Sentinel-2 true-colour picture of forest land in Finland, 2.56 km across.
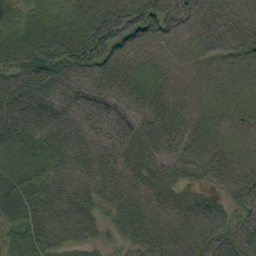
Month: September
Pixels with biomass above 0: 94%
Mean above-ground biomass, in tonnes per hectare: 45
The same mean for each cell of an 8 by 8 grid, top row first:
70 50 45 53 68 55 27 28
82 86 79 62 29 17 28 46
63 72 46 41 36 13 20 25
70 50 34 30 33 29 20 29
76 70 45 35 45 38 26 23
71 59 47 31 39 34 29 36
85 58 52 34 30 31 50 40
67 61 39 24 41 37 42 40
